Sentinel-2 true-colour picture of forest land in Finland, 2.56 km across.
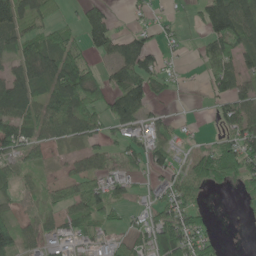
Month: May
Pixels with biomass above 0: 62%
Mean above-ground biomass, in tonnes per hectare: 52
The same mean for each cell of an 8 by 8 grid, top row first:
75 38 30 34 21 12 98 113
67 74 45 71 95 15 55 70
80 74 100 64 82 24 42 59
90 81 96 69 53 9 8 74
87 44 31 38 60 38 28 81
30 13 54 52 28 51 63 55
17 29 63 54 25 83 20 8
66 35 48 28 49 116 45 0
